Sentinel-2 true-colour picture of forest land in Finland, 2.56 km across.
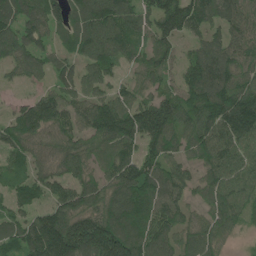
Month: June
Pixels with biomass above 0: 87%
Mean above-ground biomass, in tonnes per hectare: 116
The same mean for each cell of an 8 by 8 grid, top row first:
133 140 108 136 107 164 106 108
118 75 94 123 103 82 94 115
37 59 97 79 77 71 181 134
65 171 98 157 146 144 176 199
99 93 99 129 117 97 131 131
66 90 100 116 158 111 84 127
69 95 142 129 133 105 77 102
104 226 220 221 135 102 110 27
